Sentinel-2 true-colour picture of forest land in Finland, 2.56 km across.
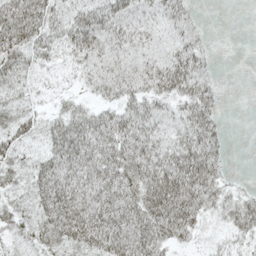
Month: May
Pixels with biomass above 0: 82%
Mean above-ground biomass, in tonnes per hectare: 42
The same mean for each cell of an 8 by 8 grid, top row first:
66 50 36 45 28 40 2 0
67 41 49 35 30 47 15 0
44 17 23 58 54 64 31 0
35 20 40 37 51 40 48 0
36 40 70 63 55 46 57 0
33 63 53 60 64 71 56 2
35 63 70 72 68 80 34 42
23 54 58 70 69 34 10 25
